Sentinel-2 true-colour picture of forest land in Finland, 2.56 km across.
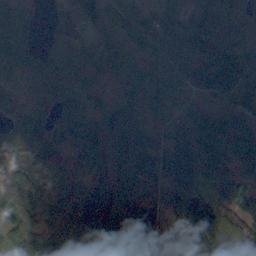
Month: October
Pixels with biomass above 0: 88%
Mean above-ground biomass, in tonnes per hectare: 70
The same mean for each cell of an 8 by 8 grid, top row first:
77 36 91 42 69 85 99 42
92 23 54 57 63 121 111 50
48 57 67 48 60 76 63 79
41 45 59 64 53 48 54 65
50 80 86 66 40 71 101 69
74 95 57 64 50 86 75 44
71 54 77 90 58 70 127 48
79 88 68 106 56 83 162 64
